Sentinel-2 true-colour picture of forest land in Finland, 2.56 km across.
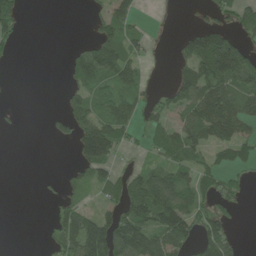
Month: June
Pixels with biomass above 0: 49%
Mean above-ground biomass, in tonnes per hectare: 53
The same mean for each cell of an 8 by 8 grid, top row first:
49 0 1 57 11 0 26 54
21 0 30 105 31 20 158 98
0 0 62 83 35 44 116 98
6 8 73 97 51 53 140 97
0 5 99 107 23 72 69 77
0 4 31 45 76 73 43 27
0 9 47 44 139 127 50 20
0 18 140 143 114 94 75 23
